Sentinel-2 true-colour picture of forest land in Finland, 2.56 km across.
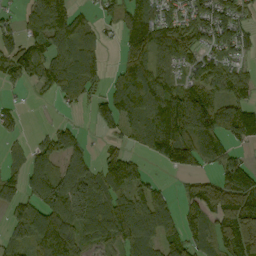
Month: September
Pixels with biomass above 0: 73%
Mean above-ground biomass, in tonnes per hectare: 84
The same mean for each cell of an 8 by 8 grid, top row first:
29 145 55 40 110 59 99 62
84 78 97 6 150 108 65 51
45 89 98 38 138 70 83 59
23 1 14 86 110 143 146 118
18 67 55 26 50 159 118 48
58 116 115 96 48 21 42 109
73 129 122 99 108 62 119 175
66 187 103 70 103 80 75 174
